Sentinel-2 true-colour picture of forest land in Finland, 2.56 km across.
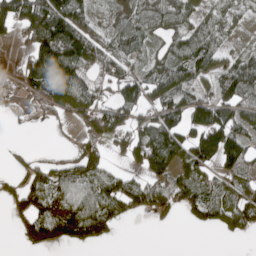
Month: May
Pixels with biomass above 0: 66%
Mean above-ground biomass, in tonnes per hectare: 76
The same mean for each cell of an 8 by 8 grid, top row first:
129 163 96 44 82 87 50 41
21 170 160 114 46 62 88 32
34 161 97 95 87 85 57 126
8 44 100 90 58 97 117 77
5 2 42 55 124 126 145 119
50 82 102 79 67 76 63 78
61 110 108 98 74 65 97 94
21 76 72 20 0 0 0 12
